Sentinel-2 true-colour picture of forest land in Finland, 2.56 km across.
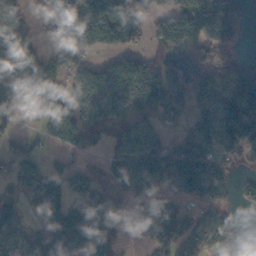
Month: November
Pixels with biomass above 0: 72%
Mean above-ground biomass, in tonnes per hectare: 81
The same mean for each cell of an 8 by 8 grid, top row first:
57 76 147 131 84 112 154 55
67 43 95 86 58 78 128 45
104 121 74 78 87 75 95 105
47 117 104 46 48 58 85 153
40 42 95 49 90 85 123 128
55 57 74 97 141 153 156 27
36 71 71 82 52 55 77 32
45 77 79 47 29 91 82 29
